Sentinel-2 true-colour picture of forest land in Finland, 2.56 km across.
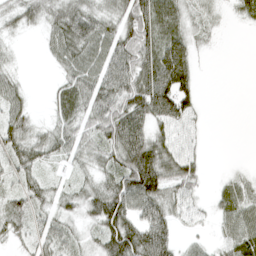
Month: April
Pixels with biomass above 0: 76%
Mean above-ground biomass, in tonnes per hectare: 48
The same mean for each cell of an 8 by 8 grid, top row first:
40 45 73 60 99 56 22 20
7 23 68 68 87 75 10 0
23 5 67 69 85 110 0 0
45 16 67 88 87 86 5 0
51 44 62 70 86 46 6 0
41 26 28 58 128 68 9 16
38 52 41 107 76 39 14 46
23 55 25 89 113 41 12 68
